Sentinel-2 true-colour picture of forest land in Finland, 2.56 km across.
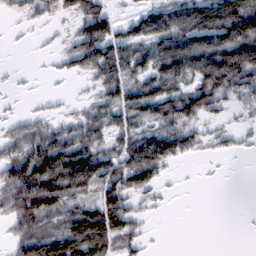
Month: February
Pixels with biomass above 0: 65%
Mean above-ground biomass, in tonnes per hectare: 74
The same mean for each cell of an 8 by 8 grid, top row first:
16 28 66 52 86 123 138 151
2 8 92 128 101 152 181 190
7 6 18 104 81 126 148 109
13 25 33 81 87 104 60 26
80 119 118 57 133 97 33 22
122 184 185 93 109 7 3 0
97 110 72 125 28 2 0 1
54 91 142 96 31 0 0 0
